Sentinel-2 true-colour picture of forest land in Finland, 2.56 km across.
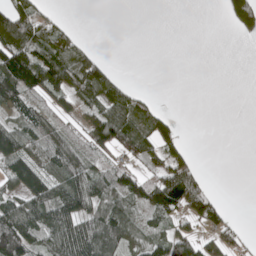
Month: May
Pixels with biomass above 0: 55%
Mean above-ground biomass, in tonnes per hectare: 62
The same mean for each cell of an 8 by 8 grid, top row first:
126 51 0 0 0 0 0 79
139 104 61 0 0 0 0 0
135 134 152 68 35 9 0 0
49 61 57 125 73 10 0 0
89 75 48 111 85 63 0 0
89 83 84 60 66 131 19 0
105 113 108 88 83 106 94 0
179 96 145 113 72 108 59 46
